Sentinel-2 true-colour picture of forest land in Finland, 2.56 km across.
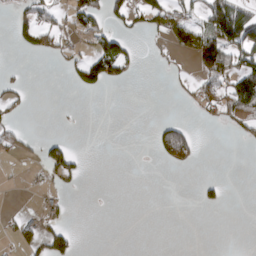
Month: March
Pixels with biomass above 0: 21%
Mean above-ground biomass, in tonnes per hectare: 29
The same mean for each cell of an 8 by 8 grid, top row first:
28 39 55 49 73 65 88 109
22 39 24 77 8 45 131 102
12 0 44 52 2 9 63 115
19 0 2 0 0 0 28 107
35 39 1 0 0 134 0 13
1 33 35 0 0 1 4 0
5 25 0 0 0 0 19 0
33 68 9 0 0 0 0 0
